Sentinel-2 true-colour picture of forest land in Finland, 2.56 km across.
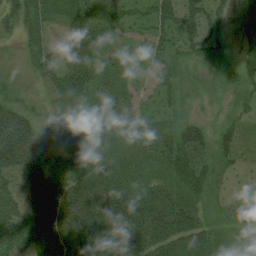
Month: August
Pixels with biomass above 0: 93%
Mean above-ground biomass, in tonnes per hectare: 44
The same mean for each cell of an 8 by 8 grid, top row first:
46 29 52 52 37 67 64 30
13 35 67 40 26 38 56 17
16 35 65 39 27 29 13 37
60 18 43 44 24 24 8 25
116 29 55 31 39 70 43 34
50 38 48 45 36 58 45 18
47 61 57 80 73 65 27 21
62 47 58 64 78 74 50 11
